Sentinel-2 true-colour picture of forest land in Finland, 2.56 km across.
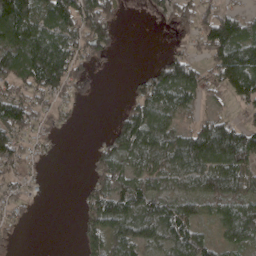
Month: April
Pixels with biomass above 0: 68%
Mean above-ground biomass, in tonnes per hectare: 78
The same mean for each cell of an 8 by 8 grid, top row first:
179 98 154 75 7 81 73 60
138 173 92 69 0 21 88 130
120 154 51 1 54 137 59 157
122 55 11 8 105 79 35 31
96 32 0 70 130 108 181 150
54 6 3 110 83 88 125 109
54 0 32 133 106 95 52 94
11 0 35 93 91 113 62 81
